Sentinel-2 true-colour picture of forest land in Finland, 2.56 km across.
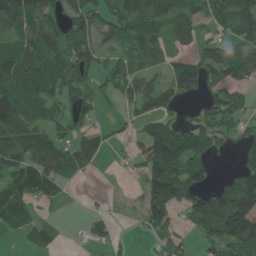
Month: June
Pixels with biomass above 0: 67%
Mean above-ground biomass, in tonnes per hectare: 70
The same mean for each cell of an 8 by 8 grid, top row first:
125 92 69 63 96 78 72 101
77 110 87 47 87 39 53 66
115 114 81 50 69 105 80 64
125 51 62 6 65 28 50 56
73 65 56 18 71 151 82 39
95 105 28 4 68 137 45 95
100 16 3 10 60 70 147 170
17 51 11 27 10 40 63 155
